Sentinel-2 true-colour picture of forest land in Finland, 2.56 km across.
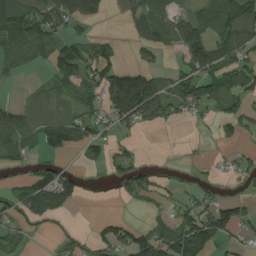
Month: August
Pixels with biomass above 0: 53%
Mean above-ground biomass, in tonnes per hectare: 50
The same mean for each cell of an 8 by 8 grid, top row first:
107 98 107 13 57 60 72 83
48 56 65 44 33 48 96 83
6 20 72 106 96 47 76 66
39 20 48 72 100 38 29 62
58 55 64 39 6 0 4 21
16 61 28 40 55 9 8 36
51 88 7 0 9 36 56 51
27 3 21 79 84 108 88 27
